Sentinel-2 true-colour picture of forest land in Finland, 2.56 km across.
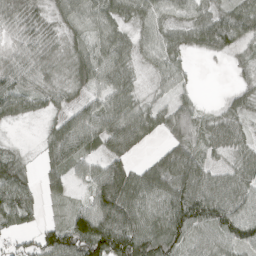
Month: April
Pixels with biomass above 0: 84%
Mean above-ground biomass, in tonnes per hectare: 58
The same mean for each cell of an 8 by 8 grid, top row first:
41 27 51 65 53 37 59 70
31 36 34 71 35 51 56 47
53 38 44 59 13 34 0 28
54 26 53 70 46 57 17 34
9 46 78 66 31 59 45 44
76 37 27 106 74 108 66 63
89 11 36 136 81 120 124 79
33 72 119 161 119 88 47 77
